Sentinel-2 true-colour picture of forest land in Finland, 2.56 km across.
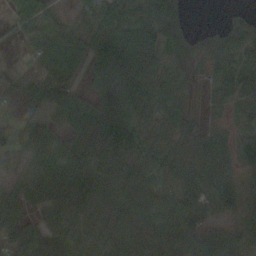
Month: October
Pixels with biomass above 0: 83%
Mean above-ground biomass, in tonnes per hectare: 70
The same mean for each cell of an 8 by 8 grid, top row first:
34 38 18 80 74 47 0 29
10 71 75 160 71 39 35 57
40 81 40 115 82 55 22 61
57 63 129 125 70 66 14 44
31 91 114 178 63 62 76 53
37 98 105 115 73 42 85 51
102 136 74 97 88 75 33 42
116 103 62 74 97 92 94 51
